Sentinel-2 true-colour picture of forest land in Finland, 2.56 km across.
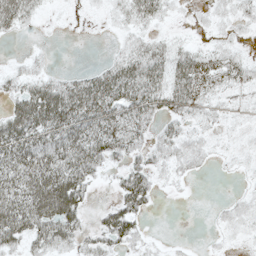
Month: May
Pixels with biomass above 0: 65%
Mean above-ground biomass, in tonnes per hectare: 26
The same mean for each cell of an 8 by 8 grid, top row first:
43 4 2 10 30 5 7 11
0 2 0 5 30 23 11 7
17 28 33 60 61 51 17 18
48 82 63 43 39 27 14 6
60 49 57 44 18 24 9 4
58 69 47 8 29 10 3 4
74 81 35 21 18 0 1 9
39 44 20 27 10 1 2 4
